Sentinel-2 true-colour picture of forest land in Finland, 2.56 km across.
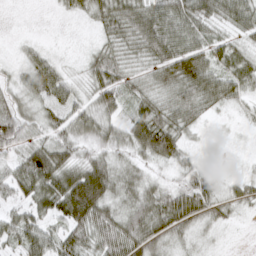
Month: March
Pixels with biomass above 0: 85%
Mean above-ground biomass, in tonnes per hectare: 46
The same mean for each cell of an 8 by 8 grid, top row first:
0 1 25 60 66 67 56 54
8 13 6 39 51 65 51 34
27 65 23 62 33 62 66 58
56 36 45 46 57 63 31 15
53 55 49 55 83 69 11 2
53 89 82 68 35 28 33 20
32 50 103 49 64 77 52 24
43 52 55 74 72 37 18 1
